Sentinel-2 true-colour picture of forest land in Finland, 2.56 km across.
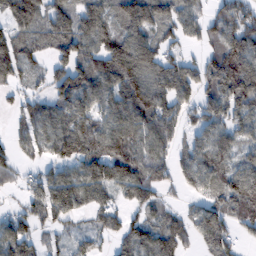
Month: February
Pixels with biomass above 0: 80%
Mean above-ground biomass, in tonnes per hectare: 92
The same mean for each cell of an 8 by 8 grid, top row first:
107 88 98 91 132 95 62 120
104 67 106 146 126 53 57 144
56 72 121 134 135 121 99 172
45 79 101 112 143 88 102 100
58 101 115 120 105 48 91 71
49 79 120 134 96 63 107 118
36 110 72 56 74 37 90 103
114 36 43 49 110 98 91 45
